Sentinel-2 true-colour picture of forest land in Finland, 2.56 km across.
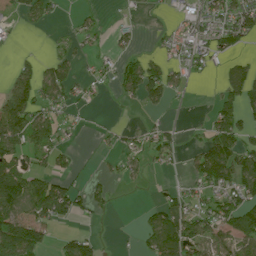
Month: July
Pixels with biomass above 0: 49%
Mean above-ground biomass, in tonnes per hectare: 46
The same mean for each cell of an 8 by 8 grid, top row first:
23 34 13 5 3 24 52 81
5 4 16 16 6 40 45 26
53 60 29 30 121 33 10 56
101 57 15 1 17 6 16 72
70 75 7 15 44 29 66 62
143 64 18 23 24 6 98 77
105 105 51 22 16 65 57 98
144 40 67 1 32 108 70 79
